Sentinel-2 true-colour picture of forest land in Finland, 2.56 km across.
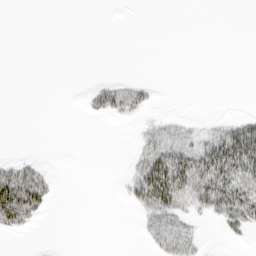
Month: March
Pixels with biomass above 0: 24%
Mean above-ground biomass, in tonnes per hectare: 14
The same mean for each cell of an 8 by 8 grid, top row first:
0 0 0 0 0 0 0 0
0 0 0 0 0 0 0 0
0 0 0 9 5 0 0 0
0 0 2 28 12 3 0 3
0 0 0 0 21 42 37 74
49 15 0 0 53 67 61 57
80 17 0 0 36 44 34 61
2 0 0 0 10 39 3 8
